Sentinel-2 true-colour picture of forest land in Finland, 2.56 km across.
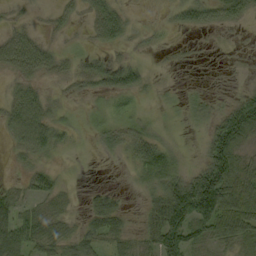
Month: September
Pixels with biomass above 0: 69%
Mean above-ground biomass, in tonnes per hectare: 41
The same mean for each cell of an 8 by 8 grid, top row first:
10 15 21 68 9 31 51 42
77 36 11 31 11 8 2 6
33 23 35 63 35 4 2 8
81 54 8 23 12 9 28 103
36 66 6 29 62 11 53 61
11 45 1 1 45 61 112 80
55 39 12 55 23 128 130 98
70 66 47 43 32 102 55 63
